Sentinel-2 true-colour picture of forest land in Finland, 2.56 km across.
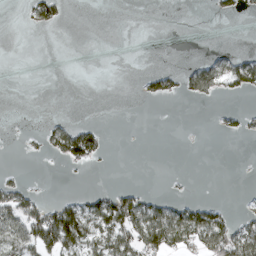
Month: March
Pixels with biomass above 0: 24%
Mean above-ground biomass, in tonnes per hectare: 19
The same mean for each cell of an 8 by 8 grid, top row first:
1 33 0 0 0 0 2 9
0 0 0 0 0 0 2 2
0 0 0 0 13 22 56 50
0 0 0 0 0 0 0 15
1 26 92 2 0 0 0 1
6 0 2 1 0 2 0 0
63 46 40 69 57 32 38 7
59 83 68 59 69 55 82 71
